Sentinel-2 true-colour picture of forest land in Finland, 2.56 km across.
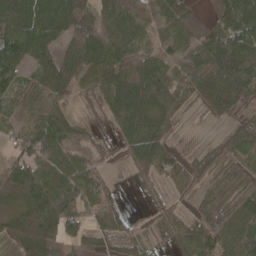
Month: April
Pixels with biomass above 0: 81%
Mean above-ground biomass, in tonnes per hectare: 71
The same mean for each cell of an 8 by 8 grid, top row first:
117 108 123 90 75 65 8 121
102 77 143 94 59 57 100 105
60 101 90 100 133 65 102 108
41 47 12 75 114 66 30 34
43 109 61 25 104 19 16 67
143 67 74 13 42 59 40 41
73 143 70 45 9 20 47 60
69 111 65 44 31 48 76 81
